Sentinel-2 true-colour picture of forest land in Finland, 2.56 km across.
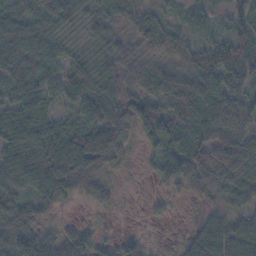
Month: November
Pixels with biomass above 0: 90%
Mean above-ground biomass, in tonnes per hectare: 67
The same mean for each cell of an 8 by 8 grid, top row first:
76 86 47 52 63 28 26 60
95 64 34 67 61 74 55 77
70 64 71 89 78 84 77 68
69 52 61 101 96 67 99 76
83 97 131 116 34 62 89 84
82 119 133 42 11 100 82 83
77 56 14 25 6 11 33 50
102 56 57 22 25 15 101 92
